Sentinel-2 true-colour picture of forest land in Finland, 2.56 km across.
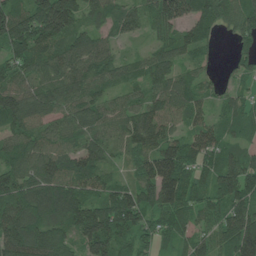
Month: June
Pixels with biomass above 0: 93%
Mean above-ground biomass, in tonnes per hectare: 93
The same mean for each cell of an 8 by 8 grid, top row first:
116 182 81 82 82 121 113 104
90 99 105 50 25 92 56 46
80 88 102 73 72 83 37 54
126 91 95 74 93 76 57 88
103 80 68 53 95 94 96 69
93 104 94 43 94 173 86 146
117 105 110 135 106 130 88 108
133 113 93 130 60 76 68 158
